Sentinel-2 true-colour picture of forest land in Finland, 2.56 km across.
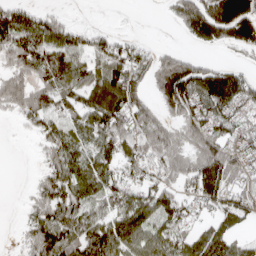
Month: April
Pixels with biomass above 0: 72%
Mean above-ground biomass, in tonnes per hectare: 70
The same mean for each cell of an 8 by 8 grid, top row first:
87 47 1 1 0 51 167 188
93 99 53 61 36 23 32 52
61 70 65 112 50 172 135 85
44 83 74 114 64 65 94 56
0 57 63 85 78 61 90 61
0 68 94 64 50 62 126 55
3 94 78 53 98 77 40 71
7 114 97 112 85 72 99 38
